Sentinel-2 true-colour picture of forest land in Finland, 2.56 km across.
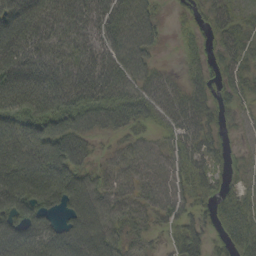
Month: September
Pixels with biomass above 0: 87%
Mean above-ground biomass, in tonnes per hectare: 62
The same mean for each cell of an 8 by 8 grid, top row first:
102 82 75 79 72 13 39 39
93 77 68 70 72 10 24 52
81 81 83 84 63 30 36 49
66 83 86 86 64 75 57 29
68 89 75 19 48 52 55 13
91 90 73 47 53 56 45 20
75 60 99 67 46 49 32 49
96 88 117 80 36 36 39 57
